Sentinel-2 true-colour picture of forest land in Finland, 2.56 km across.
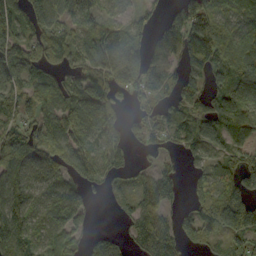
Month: September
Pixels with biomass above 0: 80%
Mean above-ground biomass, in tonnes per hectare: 91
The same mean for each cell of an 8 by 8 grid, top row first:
122 145 86 47 69 68 138 86
108 128 86 148 88 93 145 73
91 85 92 129 112 81 80 86
68 106 112 92 45 62 105 131
102 128 104 99 47 52 80 79
120 69 99 57 47 44 70 90
122 74 72 22 80 43 122 203
149 90 64 59 88 79 61 69
